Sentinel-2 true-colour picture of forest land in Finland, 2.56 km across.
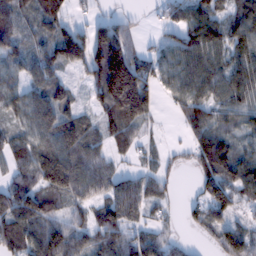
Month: February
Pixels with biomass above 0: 80%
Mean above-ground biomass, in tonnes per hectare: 83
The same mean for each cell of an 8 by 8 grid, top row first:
82 104 18 35 11 56 101 93
69 71 117 189 34 73 112 81
63 87 29 243 128 70 100 88
67 117 60 117 117 31 87 66
64 113 141 62 31 12 125 51
75 172 129 80 51 15 98 101
95 100 59 107 64 16 87 46
122 160 86 108 67 21 26 103
